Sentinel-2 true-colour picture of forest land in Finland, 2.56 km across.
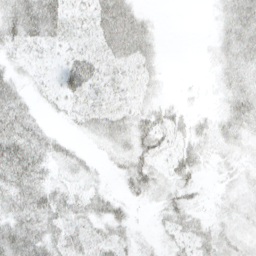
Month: April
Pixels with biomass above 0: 73%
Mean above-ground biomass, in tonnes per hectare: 21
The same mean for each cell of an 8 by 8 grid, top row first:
41 47 17 42 14 0 2 40
16 15 19 28 25 0 6 37
16 10 45 18 15 1 4 30
35 7 21 24 21 14 7 35
45 25 7 20 28 18 16 15
44 20 16 5 29 24 4 10
30 36 24 22 3 27 6 13
46 34 23 24 5 16 23 16
